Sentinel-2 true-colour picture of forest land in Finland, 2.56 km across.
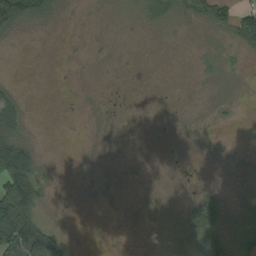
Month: September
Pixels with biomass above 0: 41%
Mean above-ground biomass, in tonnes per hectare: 21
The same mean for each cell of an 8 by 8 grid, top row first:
117 40 2 5 28 39 56 57
1 0 1 1 1 1 7 27
3 0 0 0 0 0 7 5
46 0 1 2 0 0 3 3
84 0 0 1 0 1 3 0
140 15 1 1 2 1 0 4
172 15 1 1 3 8 69 18
85 94 1 1 2 21 85 50
